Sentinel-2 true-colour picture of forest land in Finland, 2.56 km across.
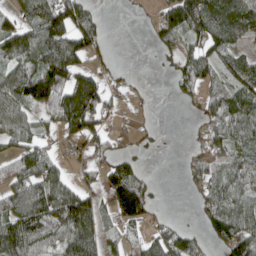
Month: April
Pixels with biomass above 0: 63%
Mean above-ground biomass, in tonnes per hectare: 70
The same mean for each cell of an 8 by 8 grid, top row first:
49 128 114 1 2 114 126 111
92 116 111 18 2 48 77 40
100 155 94 19 2 44 69 64
83 75 188 35 3 1 56 94
54 31 59 34 11 0 74 64
91 102 30 99 54 1 82 80
87 134 130 72 116 0 64 96
140 87 134 35 49 85 46 115
